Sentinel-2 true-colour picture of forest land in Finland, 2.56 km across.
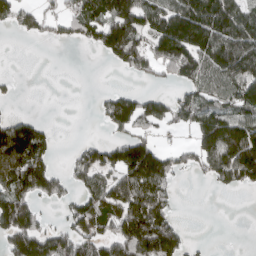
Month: April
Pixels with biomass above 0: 55%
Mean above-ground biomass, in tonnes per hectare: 98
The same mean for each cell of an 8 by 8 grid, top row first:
86 64 117 132 128 164 165 123
0 2 16 155 128 219 156 160
15 0 0 0 37 85 114 164
21 1 0 113 121 100 118 108
187 81 33 80 112 32 150 204
177 160 77 90 183 76 66 134
212 28 106 121 187 40 0 0
164 159 119 144 209 115 9 0
